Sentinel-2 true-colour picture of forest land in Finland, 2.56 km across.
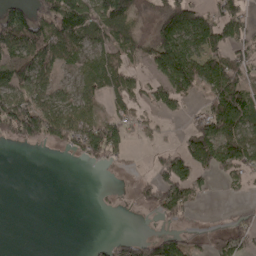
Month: April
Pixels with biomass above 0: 56%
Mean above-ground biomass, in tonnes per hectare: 54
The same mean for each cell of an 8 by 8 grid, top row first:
95 82 94 110 54 131 63 72
97 108 55 54 47 121 76 61
80 61 43 82 38 96 79 63
136 96 66 35 36 31 61 90
31 36 70 99 17 22 103 94
0 0 0 3 14 95 32 40
0 0 0 3 30 83 3 21
0 0 0 25 50 53 48 55
